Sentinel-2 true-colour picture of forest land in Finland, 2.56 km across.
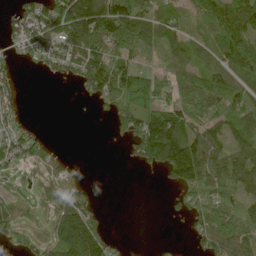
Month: June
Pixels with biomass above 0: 65%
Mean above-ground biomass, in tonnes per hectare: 75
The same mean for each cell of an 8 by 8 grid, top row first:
63 125 235 176 100 58 84 122
41 88 130 106 105 56 63 130
34 19 70 144 97 65 84 79
41 0 1 59 116 116 64 77
82 23 0 11 175 243 122 63
37 47 13 0 5 120 102 94
48 46 98 1 0 28 95 75
33 61 229 36 0 7 86 99
